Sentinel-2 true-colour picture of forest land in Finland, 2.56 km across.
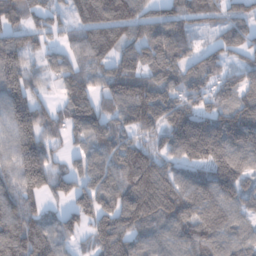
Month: January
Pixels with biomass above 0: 87%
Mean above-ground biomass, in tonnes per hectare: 121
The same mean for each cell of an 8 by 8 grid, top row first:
105 91 105 179 104 117 80 88
144 68 97 127 129 121 54 90
166 50 103 132 145 110 84 88
172 90 171 83 120 146 114 157
140 100 56 95 94 147 198 146
132 158 107 127 215 111 117 92
144 72 110 150 204 148 139 83
182 141 47 183 98 109 139 105
